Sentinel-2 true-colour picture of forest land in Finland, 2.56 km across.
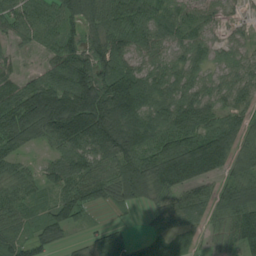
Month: August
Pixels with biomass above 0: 88%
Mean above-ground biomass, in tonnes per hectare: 78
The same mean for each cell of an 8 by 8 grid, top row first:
74 74 80 91 82 61 45 20
26 53 63 83 57 53 54 35
53 81 130 111 87 58 42 55
127 210 188 158 113 114 76 59
78 54 112 132 112 101 149 67
60 63 102 84 114 161 100 68
70 49 76 30 26 76 60 99
56 59 24 26 19 39 26 91
